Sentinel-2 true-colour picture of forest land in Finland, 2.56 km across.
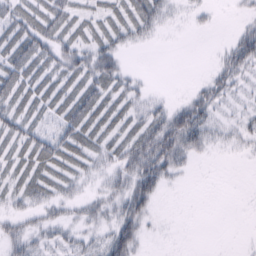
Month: February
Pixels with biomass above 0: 60%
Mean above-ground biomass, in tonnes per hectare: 22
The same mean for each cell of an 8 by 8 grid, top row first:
28 35 16 18 34 6 7 8
37 33 29 30 6 0 1 47
37 26 32 32 6 0 25 21
30 19 40 23 20 38 37 9
27 39 35 22 47 62 23 13
19 27 18 24 57 16 0 0
18 28 20 26 36 0 0 0
30 16 17 50 15 0 0 0
